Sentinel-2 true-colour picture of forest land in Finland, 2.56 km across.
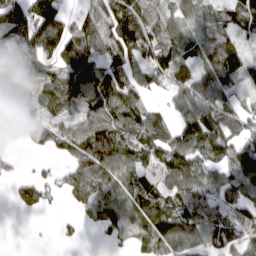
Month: March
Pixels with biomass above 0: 77%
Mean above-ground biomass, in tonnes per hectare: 76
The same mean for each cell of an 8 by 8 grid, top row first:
99 114 40 95 103 55 48 93
135 113 104 80 129 100 73 59
100 81 107 87 57 83 76 60
91 70 53 102 88 51 98 57
6 69 97 123 102 101 141 73
30 25 74 81 84 100 68 89
27 27 34 71 111 71 69 71
0 1 13 31 77 117 80 79
